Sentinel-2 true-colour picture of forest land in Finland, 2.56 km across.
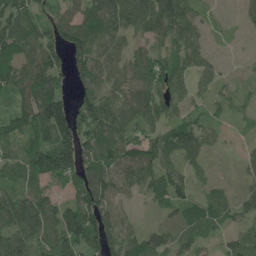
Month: May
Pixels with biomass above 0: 82%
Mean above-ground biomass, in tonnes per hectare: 83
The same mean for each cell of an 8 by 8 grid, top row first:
130 60 84 117 122 128 20 23
111 107 111 78 59 88 31 3
111 125 72 75 102 99 48 14
78 172 77 100 96 64 42 25
69 133 135 113 103 87 49 12
87 141 111 101 87 74 19 24
167 117 127 81 16 58 69 54
122 113 125 93 69 65 40 51
